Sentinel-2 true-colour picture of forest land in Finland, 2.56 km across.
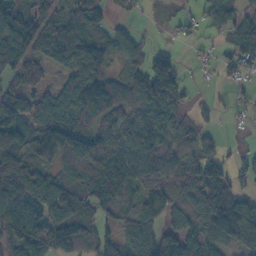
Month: October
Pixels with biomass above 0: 79%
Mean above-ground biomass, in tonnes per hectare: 76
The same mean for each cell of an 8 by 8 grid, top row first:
102 82 71 23 8 15 33 47
103 85 106 72 41 13 10 83
74 43 109 85 109 87 5 31
106 116 112 93 77 55 28 15
113 157 103 84 78 63 51 12
131 94 102 86 83 67 100 40
111 130 113 64 74 53 115 130
92 113 103 63 79 74 73 108
